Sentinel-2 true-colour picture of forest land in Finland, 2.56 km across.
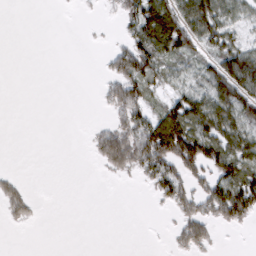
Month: March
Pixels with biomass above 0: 43%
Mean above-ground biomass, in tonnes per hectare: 35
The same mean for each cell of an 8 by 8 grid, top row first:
0 0 2 7 90 79 89 37
0 0 0 20 76 75 42 59
0 0 0 37 66 28 59 121
0 0 0 27 45 89 105 84
0 0 0 86 86 122 93 82
12 0 0 11 30 70 52 79
31 0 0 0 0 39 49 86
0 0 0 0 0 24 37 0
